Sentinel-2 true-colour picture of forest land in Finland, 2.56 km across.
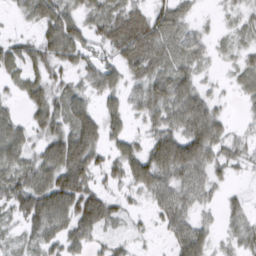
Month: March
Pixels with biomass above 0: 78%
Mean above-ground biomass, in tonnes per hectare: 40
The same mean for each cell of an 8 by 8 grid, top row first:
12 61 43 51 48 46 7 22
37 51 48 41 66 41 26 23
29 45 24 39 43 55 16 24
19 57 49 35 37 51 59 8
50 50 78 32 34 68 65 27
43 58 76 31 59 52 43 10
42 79 78 46 17 58 18 22
18 40 38 24 12 41 36 26
